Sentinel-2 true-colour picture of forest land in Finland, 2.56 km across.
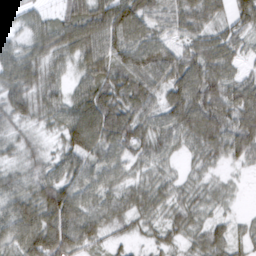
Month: March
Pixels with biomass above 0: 93%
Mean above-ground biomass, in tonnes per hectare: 59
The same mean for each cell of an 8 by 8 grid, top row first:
28 31 78 103 80 53 53 55
60 61 71 83 87 60 64 39
84 54 44 77 70 75 87 46
64 51 85 109 55 67 81 71
35 23 86 78 54 42 64 70
44 60 64 49 33 25 26 11
73 96 81 51 50 40 32 9
77 116 75 26 23 31 62 33
